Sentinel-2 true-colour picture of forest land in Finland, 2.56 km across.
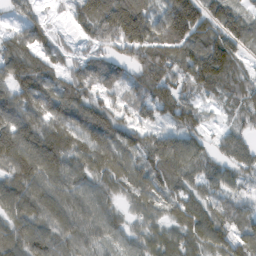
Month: February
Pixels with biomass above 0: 92%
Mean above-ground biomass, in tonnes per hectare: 93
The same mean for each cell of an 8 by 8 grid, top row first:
45 26 98 185 152 182 111 105
93 73 35 83 140 112 148 82
98 85 88 71 111 108 133 93
94 103 100 101 61 111 35 69
94 110 97 112 88 112 54 85
104 107 82 98 99 120 86 61
95 101 86 52 63 91 103 64
102 107 80 50 66 87 106 93
